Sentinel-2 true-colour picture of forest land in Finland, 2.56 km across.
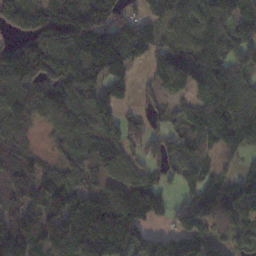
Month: November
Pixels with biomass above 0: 85%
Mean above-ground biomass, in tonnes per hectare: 111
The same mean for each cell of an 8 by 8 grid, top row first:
169 206 213 144 87 90 102 115
115 174 171 183 115 96 111 150
149 135 146 66 25 93 114 139
145 135 120 106 54 61 107 157
121 34 88 114 79 106 83 95
116 80 70 97 78 62 75 64
84 101 111 168 147 72 110 105
107 76 110 137 135 104 121 81
